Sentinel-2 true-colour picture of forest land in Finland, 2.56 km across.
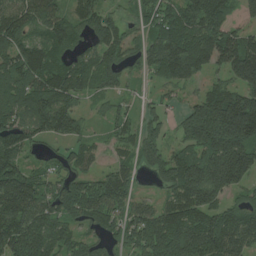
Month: July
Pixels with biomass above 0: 87%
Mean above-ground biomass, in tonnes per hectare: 119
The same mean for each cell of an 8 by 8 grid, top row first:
119 117 93 73 66 112 175 58
128 112 61 117 72 156 157 181
139 144 116 86 35 100 54 162
121 142 57 52 45 51 219 278
132 44 70 53 82 63 218 239
171 66 92 92 26 160 232 181
192 110 144 123 92 136 146 86
143 128 76 58 159 178 168 165
